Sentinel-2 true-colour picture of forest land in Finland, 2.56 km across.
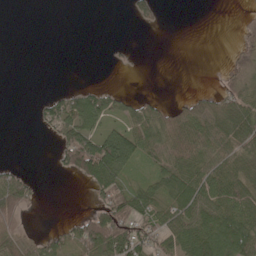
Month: May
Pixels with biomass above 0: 47%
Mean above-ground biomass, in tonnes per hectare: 43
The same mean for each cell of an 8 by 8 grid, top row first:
0 0 0 0 36 0 0 4
0 0 0 4 0 0 0 19
0 0 0 0 0 0 0 48
0 38 78 45 52 49 65 96
0 6 141 128 74 81 91 94
36 3 71 88 29 84 67 73
76 0 1 96 66 62 65 79
70 37 88 122 77 72 99 110
